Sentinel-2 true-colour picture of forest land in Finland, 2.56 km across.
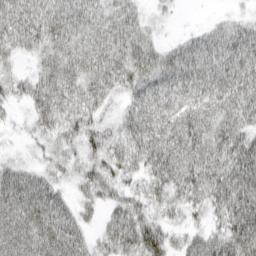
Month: March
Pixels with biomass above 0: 88%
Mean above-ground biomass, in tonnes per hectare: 48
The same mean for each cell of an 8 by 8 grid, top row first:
58 55 52 41 22 8 4 14
39 48 62 60 43 28 56 65
38 55 55 52 53 53 64 68
13 55 50 20 58 61 55 59
8 28 43 40 59 62 55 59
54 40 35 45 38 58 60 75
63 72 33 36 46 34 46 78
61 69 50 53 88 28 46 77
